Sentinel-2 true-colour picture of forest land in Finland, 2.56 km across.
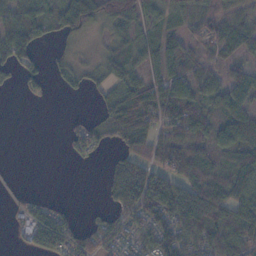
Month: November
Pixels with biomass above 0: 66%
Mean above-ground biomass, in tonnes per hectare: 42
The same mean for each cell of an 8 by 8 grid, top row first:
53 41 96 84 57 26 46 37
78 8 14 24 26 41 30 44
28 23 21 27 45 51 40 49
0 0 7 44 70 65 33 43
0 0 52 23 56 71 45 50
2 0 0 39 80 53 52 57
25 41 5 33 81 79 76 59
23 81 56 55 46 77 57 53
